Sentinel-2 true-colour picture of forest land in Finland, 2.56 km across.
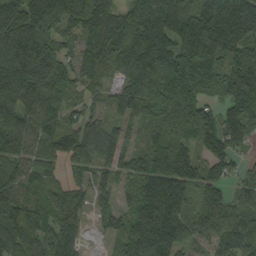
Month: September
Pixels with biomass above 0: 92%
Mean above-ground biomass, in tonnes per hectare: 120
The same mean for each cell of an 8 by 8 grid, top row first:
158 160 135 102 129 144 186 190
257 154 85 116 195 175 201 129
187 156 90 54 116 182 163 116
172 96 66 58 94 180 102 124
109 77 119 99 54 133 82 70
122 71 47 62 132 172 91 41
140 113 90 59 152 142 106 80
155 107 62 48 190 122 72 114
